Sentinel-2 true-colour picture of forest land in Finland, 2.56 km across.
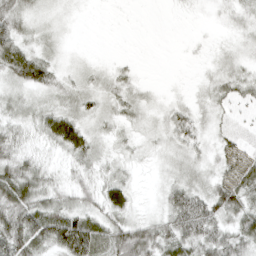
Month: April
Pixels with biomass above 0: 79%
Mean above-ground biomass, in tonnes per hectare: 27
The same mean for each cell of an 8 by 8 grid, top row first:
35 12 4 1 0 2 5 17
45 16 3 0 0 0 7 12
34 30 18 21 6 2 13 25
27 35 29 21 19 22 17 13
36 26 50 17 13 26 17 10
58 27 22 22 5 23 22 27
69 50 34 44 8 51 46 47
72 56 102 52 57 50 42 41
